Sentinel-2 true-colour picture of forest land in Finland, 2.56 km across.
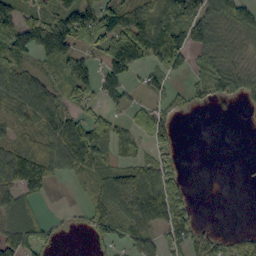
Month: September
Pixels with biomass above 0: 64%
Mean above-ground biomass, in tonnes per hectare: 60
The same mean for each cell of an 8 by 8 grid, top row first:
91 78 108 93 94 75 73 85
95 70 58 119 140 114 74 42
96 46 102 61 28 24 50 63
54 90 55 28 35 33 5 3
54 80 186 73 40 33 0 0
117 89 48 69 94 44 0 0
64 4 12 76 133 91 0 0
80 31 1 49 60 55 45 43
